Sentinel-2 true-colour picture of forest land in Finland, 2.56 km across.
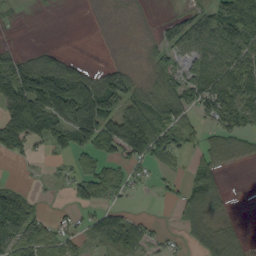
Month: September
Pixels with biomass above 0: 58%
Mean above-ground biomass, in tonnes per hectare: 57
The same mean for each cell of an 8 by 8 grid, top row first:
5 1 0 2 2 27 59 159
19 28 0 1 15 55 71 92
113 150 107 94 32 64 95 105
147 137 149 99 105 94 61 95
80 57 78 85 139 60 16 4
3 6 51 50 17 16 67 0
91 10 39 35 1 31 76 1
88 57 29 80 60 11 73 38
